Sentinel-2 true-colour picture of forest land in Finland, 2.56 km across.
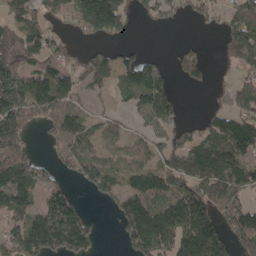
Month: April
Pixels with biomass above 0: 66%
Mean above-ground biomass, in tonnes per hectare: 99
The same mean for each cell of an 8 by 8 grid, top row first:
72 66 143 234 32 36 48 106
100 80 26 42 16 23 14 155
186 158 67 76 155 35 30 54
191 121 59 29 84 64 38 99
136 28 82 49 49 76 129 160
142 52 60 98 118 128 175 138
139 148 75 34 164 158 153 118
133 212 137 4 155 150 215 100
